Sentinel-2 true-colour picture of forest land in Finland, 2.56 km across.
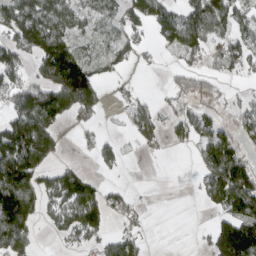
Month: March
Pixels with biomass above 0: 56%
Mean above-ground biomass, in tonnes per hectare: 71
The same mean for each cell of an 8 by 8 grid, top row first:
113 105 57 50 119 83 114 53
93 142 46 65 38 68 67 66
72 112 187 33 6 22 22 14
85 129 80 7 52 45 34 37
187 118 20 38 26 24 74 52
200 52 84 13 0 0 67 149
215 55 142 65 12 0 27 113
143 7 53 68 37 0 56 223
